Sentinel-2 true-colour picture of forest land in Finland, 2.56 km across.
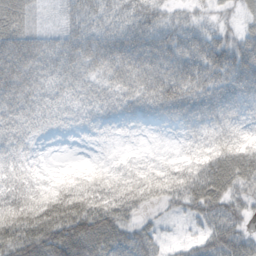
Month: October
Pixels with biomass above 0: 88%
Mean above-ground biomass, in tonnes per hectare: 41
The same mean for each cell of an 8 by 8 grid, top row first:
54 10 44 36 39 21 14 16
78 48 56 62 64 55 63 56
71 41 38 36 53 74 58 70
43 29 22 24 27 40 40 30
29 3 2 3 2 4 25 35
28 6 15 22 31 37 47 55
82 77 71 68 31 18 46 32
66 82 89 59 39 8 36 44
